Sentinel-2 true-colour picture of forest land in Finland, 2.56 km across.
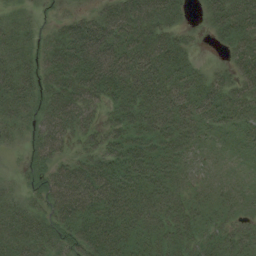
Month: August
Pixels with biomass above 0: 89%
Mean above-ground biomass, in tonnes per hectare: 37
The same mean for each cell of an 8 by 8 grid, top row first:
16 5 23 51 59 29 31 52
37 35 67 55 53 40 4 36
51 42 65 66 56 47 28 38
41 48 51 29 51 51 41 38
11 48 19 36 40 34 14 21
6 35 55 54 42 25 9 8
25 36 61 52 43 31 21 14
42 35 49 58 35 37 27 27
